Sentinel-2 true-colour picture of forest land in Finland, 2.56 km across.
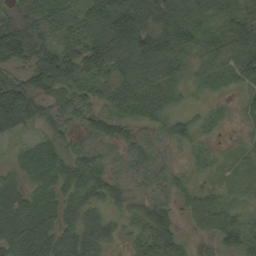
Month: September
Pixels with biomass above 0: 91%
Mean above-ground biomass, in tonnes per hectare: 61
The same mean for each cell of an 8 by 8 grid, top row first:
38 69 56 109 117 116 70 67
102 86 78 110 115 102 54 91
62 107 82 77 99 60 48 52
113 45 58 61 64 47 32 28
32 46 28 38 44 41 21 20
30 58 51 43 46 30 24 23
71 56 66 47 54 40 55 32
88 94 98 47 38 53 26 60
